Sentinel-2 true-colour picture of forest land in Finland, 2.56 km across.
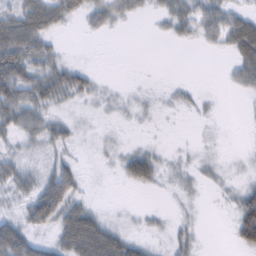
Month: February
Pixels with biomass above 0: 57%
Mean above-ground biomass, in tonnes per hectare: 25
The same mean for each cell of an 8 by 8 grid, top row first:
46 57 24 37 11 36 43 33
82 35 0 0 0 4 11 63
81 54 36 1 1 3 0 27
55 32 7 5 7 6 4 1
21 28 9 6 5 1 2 1
44 38 28 3 43 8 9 5
12 82 44 3 5 4 1 42
76 19 96 67 18 19 1 33
